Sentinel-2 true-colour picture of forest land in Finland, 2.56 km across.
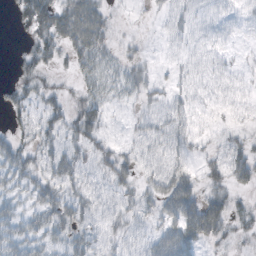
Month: October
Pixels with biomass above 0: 59%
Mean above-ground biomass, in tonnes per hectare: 25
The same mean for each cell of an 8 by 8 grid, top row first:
23 51 72 13 3 20 19 14
4 31 45 16 8 13 20 5
17 11 15 20 24 13 17 9
19 29 31 10 19 27 9 10
26 33 27 14 28 30 11 23
32 35 27 32 22 49 25 30
22 40 34 22 21 57 57 18
34 32 34 20 23 52 30 14
